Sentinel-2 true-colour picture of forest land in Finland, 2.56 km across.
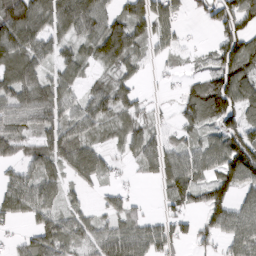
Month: March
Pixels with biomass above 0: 75%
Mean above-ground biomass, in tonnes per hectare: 62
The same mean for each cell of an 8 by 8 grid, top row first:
138 87 96 59 74 47 40 111
116 56 45 127 39 31 16 133
85 51 34 41 14 10 75 129
55 74 56 57 26 26 108 104
52 53 68 29 61 37 47 144
41 56 47 21 20 99 55 123
58 49 28 33 13 46 93 58
18 85 54 81 78 51 43 83
